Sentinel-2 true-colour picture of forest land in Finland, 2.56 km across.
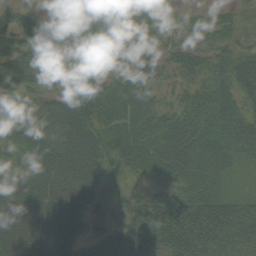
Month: September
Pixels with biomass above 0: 93%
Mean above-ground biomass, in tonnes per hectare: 59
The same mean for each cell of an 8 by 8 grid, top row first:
43 68 36 33 32 35 37 19
53 86 82 49 48 42 41 35
79 70 67 35 34 30 52 73
65 74 98 30 67 42 71 58
91 87 93 68 69 74 67 51
54 84 80 24 37 42 61 12
83 81 57 18 61 81 75 44
87 77 43 61 93 89 78 46
